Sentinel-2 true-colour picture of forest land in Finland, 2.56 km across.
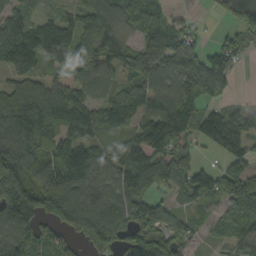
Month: September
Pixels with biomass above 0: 83%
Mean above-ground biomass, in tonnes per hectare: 106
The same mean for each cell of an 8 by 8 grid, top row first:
69 43 88 110 153 28 13 63
131 132 95 104 138 128 65 84
94 82 99 79 122 112 222 15
184 149 122 152 143 158 68 59
118 96 106 49 141 99 76 109
142 135 139 111 172 111 88 139
187 142 151 144 115 59 53 97
119 84 75 119 129 91 39 74
